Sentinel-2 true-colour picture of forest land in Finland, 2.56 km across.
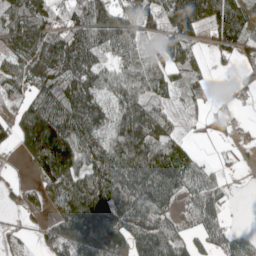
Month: May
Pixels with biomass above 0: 77%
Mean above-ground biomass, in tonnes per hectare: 96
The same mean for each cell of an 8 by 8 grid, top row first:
154 108 108 97 72 158 122 119
105 196 164 57 51 125 26 81
87 131 152 71 79 63 31 25
59 148 174 75 118 23 32 9
57 266 165 114 171 86 11 21
2 129 137 158 169 143 51 2
16 51 176 174 127 56 115 1
30 49 170 176 97 88 57 47
